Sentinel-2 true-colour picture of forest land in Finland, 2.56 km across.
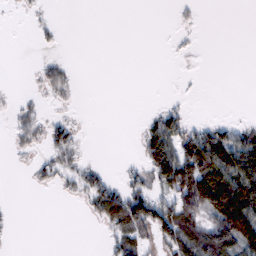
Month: February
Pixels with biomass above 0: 34%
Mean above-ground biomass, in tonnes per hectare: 31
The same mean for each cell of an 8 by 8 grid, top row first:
2 4 0 0 0 7 0 0
0 7 0 0 0 5 0 0
0 41 6 0 0 1 0 0
23 13 3 0 4 31 0 1
19 40 23 0 49 81 99 87
0 25 39 16 39 137 115 110
3 0 6 101 99 95 115 164
3 0 0 35 42 82 77 122
